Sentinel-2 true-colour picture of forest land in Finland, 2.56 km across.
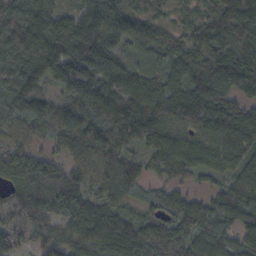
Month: October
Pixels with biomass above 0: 95%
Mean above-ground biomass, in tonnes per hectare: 100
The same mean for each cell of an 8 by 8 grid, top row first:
108 102 81 106 70 36 61 105
145 153 165 101 61 79 117 85
126 83 199 129 76 73 134 95
112 108 123 127 162 151 195 89
69 52 110 114 100 97 80 92
110 122 69 108 62 59 50 83
112 106 117 75 50 97 72 109
74 73 92 125 101 108 93 93
